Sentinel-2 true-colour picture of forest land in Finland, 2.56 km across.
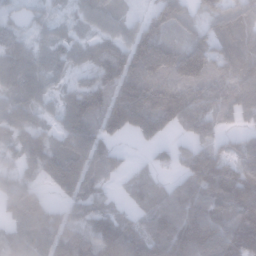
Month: January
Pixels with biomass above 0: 86%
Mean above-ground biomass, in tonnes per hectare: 96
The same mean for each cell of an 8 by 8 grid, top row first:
47 49 53 66 51 98 64 97
85 60 63 85 143 84 114 111
107 62 55 100 103 102 97 125
99 50 117 145 164 147 101 98
88 103 130 65 37 47 96 62
96 112 162 50 42 53 135 124
139 99 99 56 65 106 112 136
115 96 103 138 88 131 124 164
